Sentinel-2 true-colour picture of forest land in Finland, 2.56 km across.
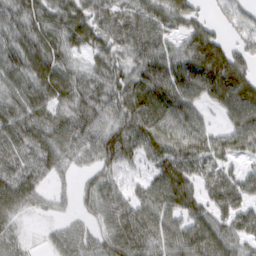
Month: March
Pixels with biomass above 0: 88%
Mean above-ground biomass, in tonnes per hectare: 66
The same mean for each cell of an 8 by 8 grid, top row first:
69 70 76 72 64 42 20 50
79 85 46 61 84 47 61 44
69 92 59 73 98 99 100 68
75 80 75 67 106 83 33 85
67 79 69 93 86 90 69 68
73 40 26 45 36 103 56 50
56 22 24 67 73 77 63 68
34 18 53 65 82 70 97 59
